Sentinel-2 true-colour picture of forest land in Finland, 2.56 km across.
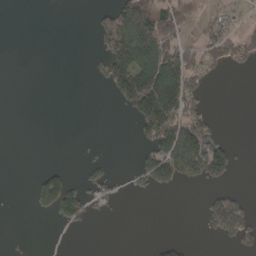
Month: April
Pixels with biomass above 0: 28%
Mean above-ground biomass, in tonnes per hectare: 41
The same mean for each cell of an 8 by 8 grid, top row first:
0 0 0 78 136 95 36 26
0 0 0 113 153 73 85 86
0 0 0 112 147 137 34 0
0 0 0 1 140 107 35 0
0 0 1 0 33 169 103 6
0 54 14 28 43 86 75 7
0 43 90 17 0 0 59 97
1 1 0 0 0 16 7 61
